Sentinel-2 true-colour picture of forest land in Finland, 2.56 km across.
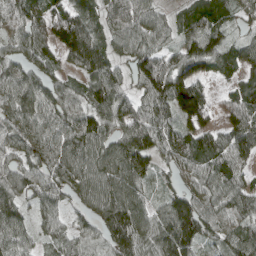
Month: April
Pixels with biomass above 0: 91%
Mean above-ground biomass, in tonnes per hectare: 86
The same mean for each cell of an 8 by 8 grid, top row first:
83 103 98 96 91 52 110 53
68 78 141 71 92 63 114 63
87 67 58 96 109 130 66 62
90 89 83 102 87 110 85 94
71 93 103 84 116 90 90 102
80 85 92 107 77 50 87 74
73 63 42 110 70 119 86 81
82 50 64 86 80 157 59 89
